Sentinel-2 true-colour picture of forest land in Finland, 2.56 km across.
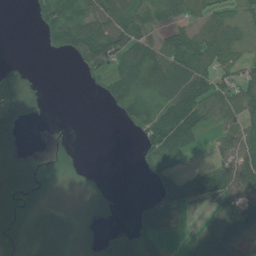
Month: July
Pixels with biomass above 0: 62%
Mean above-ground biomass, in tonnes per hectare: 37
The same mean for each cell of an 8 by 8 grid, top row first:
0 49 67 73 44 44 40 18
0 15 73 88 71 55 72 27
19 2 6 44 73 79 51 51
39 4 0 10 51 86 44 51
26 4 4 0 26 74 10 51
59 22 14 2 10 35 59 97
36 18 10 20 29 42 20 76
34 33 15 13 44 9 69 47
